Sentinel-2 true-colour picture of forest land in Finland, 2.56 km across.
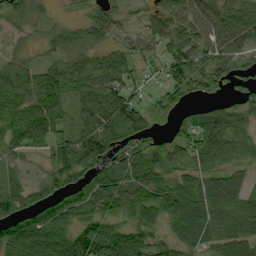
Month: September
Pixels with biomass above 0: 83%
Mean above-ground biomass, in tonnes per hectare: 58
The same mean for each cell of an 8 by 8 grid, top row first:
46 21 20 52 22 61 71 64
17 29 57 43 37 52 68 66
57 68 68 75 27 65 57 45
65 72 42 105 63 35 48 42
58 69 87 89 45 54 97 55
26 40 67 76 80 50 63 34
58 58 74 52 76 77 72 62
81 95 77 76 56 44 50 66
